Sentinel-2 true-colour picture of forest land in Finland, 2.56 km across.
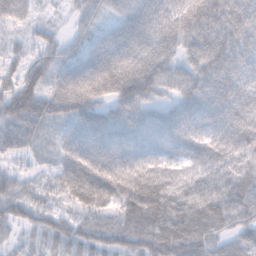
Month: November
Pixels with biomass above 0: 95%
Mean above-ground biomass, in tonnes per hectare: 70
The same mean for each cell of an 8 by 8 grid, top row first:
63 13 41 47 97 79 101 91
29 48 39 89 87 68 104 80
72 67 97 100 121 79 84 69
109 94 86 66 76 65 76 71
74 35 102 90 69 62 64 66
47 29 110 99 85 55 49 57
54 44 50 54 131 63 72 68
26 42 54 60 91 81 59 47
